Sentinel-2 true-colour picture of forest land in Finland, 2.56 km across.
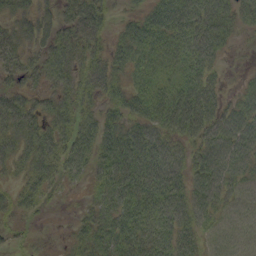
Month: September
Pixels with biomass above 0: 86%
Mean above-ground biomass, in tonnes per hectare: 50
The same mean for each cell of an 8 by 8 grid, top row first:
45 31 79 25 46 74 69 43
55 52 67 41 76 53 61 7
36 42 49 52 52 44 45 11
75 50 51 36 53 76 62 54
59 66 62 65 72 46 61 67
25 52 32 63 68 58 76 49
34 10 13 55 66 69 57 39
11 3 32 67 67 62 33 33
